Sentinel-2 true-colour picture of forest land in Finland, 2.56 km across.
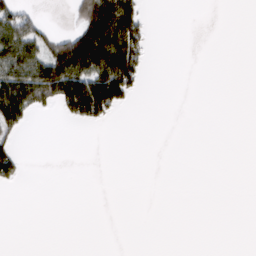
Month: March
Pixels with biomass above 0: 20%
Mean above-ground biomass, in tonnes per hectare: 25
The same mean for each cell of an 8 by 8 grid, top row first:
63 4 57 138 36 0 0 0
89 68 150 127 44 0 0 0
96 124 110 128 19 0 0 0
104 16 106 48 0 0 0 0
26 0 0 0 0 0 0 0
37 0 0 0 0 0 0 0
0 0 0 0 0 0 0 0
0 0 0 0 0 0 0 0
